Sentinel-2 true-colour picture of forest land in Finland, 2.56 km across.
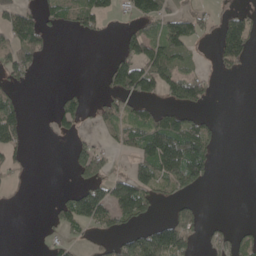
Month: May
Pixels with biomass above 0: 38%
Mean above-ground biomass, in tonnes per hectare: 43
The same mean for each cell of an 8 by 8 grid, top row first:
58 41 69 26 74 54 30 42
105 33 0 5 89 92 7 86
44 0 0 68 107 91 34 5
54 8 47 44 38 51 16 0
41 2 24 20 90 135 62 0
16 0 42 57 71 92 48 0
4 9 106 103 65 31 4 0
0 10 19 30 80 126 26 38
